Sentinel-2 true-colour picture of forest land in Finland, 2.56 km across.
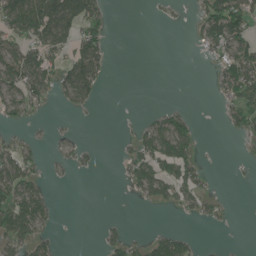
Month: June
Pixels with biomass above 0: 38%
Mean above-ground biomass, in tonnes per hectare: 39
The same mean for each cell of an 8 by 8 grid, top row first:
116 141 114 15 1 5 78 83
64 86 76 18 0 0 40 81
86 72 118 9 0 0 3 112
47 10 15 0 6 32 0 52
40 11 24 1 62 98 1 9
85 19 7 0 73 81 18 2
110 53 0 0 6 28 33 1
71 34 0 38 32 69 2 0
